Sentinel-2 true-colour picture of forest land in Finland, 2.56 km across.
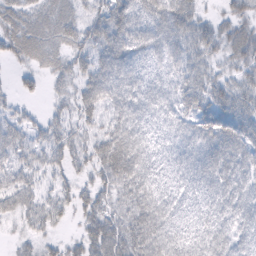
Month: February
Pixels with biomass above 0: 86%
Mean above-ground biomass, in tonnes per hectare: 44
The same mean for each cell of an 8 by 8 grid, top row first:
42 41 28 56 47 65 16 33
49 44 42 72 50 51 34 41
17 20 38 74 40 37 35 29
26 18 37 54 52 42 59 48
57 42 31 78 52 38 53 62
47 27 22 62 57 36 55 54
43 38 30 34 66 41 44 56
14 18 33 73 73 48 58 44
